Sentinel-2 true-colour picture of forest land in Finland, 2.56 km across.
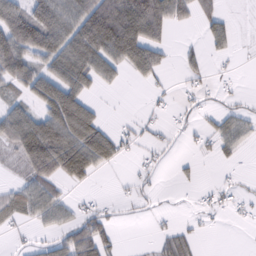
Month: February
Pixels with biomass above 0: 50%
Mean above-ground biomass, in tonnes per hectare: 42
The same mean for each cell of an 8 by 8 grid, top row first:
90 98 93 124 116 52 36 4
107 94 89 99 101 10 20 8
77 91 71 29 27 5 14 6
58 80 100 1 6 11 15 25
64 115 97 53 16 6 17 34
18 69 50 4 13 7 0 7
51 63 21 12 10 3 14 13
8 22 82 30 2 43 1 0
